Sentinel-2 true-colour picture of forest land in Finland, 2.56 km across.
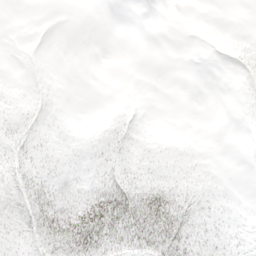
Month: April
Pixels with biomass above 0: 45%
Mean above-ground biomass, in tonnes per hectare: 11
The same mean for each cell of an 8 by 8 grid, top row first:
0 0 0 0 0 0 0 0
0 0 0 0 0 0 1 8
0 1 0 0 0 0 0 3
10 5 0 2 1 0 0 0
11 9 4 15 6 2 0 0
18 16 7 19 16 11 5 0
22 39 41 62 51 35 16 2
10 37 56 41 38 36 21 8
